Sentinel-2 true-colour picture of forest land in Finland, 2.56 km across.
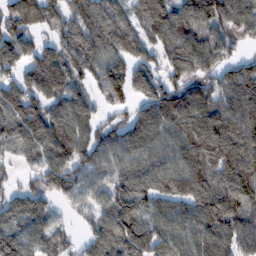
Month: February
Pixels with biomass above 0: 86%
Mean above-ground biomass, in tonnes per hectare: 125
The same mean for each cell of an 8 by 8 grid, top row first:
137 112 133 112 125 146 149 148
125 88 148 129 108 129 122 34
99 177 88 155 117 81 78 147
145 131 110 56 107 212 168 154
103 167 125 113 135 128 201 147
29 141 117 110 114 150 155 185
97 86 85 136 103 96 166 137
145 99 51 163 177 123 123 106
